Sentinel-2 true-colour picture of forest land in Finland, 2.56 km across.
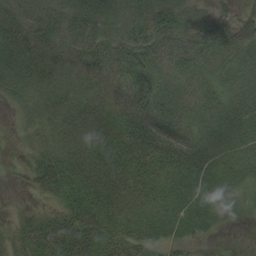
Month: August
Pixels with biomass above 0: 89%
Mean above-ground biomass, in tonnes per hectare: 41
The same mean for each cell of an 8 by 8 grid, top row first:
42 41 48 41 40 57 32 40
57 40 43 45 63 65 42 60
46 41 38 29 47 28 25 31
17 42 50 35 55 34 34 34
7 40 46 53 60 69 50 38
5 65 66 46 42 42 41 36
8 17 67 46 35 40 44 13
37 75 83 62 44 27 7 0
